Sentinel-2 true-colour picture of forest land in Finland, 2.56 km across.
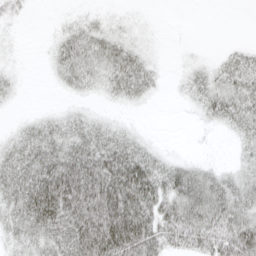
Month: April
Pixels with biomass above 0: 68%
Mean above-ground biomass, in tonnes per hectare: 28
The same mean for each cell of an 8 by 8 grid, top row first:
10 1 9 6 2 0 0 0
4 7 37 32 9 1 1 11
7 3 26 35 29 5 23 37
3 10 16 6 2 1 22 33
29 41 40 44 20 1 1 14
41 54 65 63 57 51 32 25
39 60 64 69 54 49 57 43
27 37 57 76 52 40 46 61
